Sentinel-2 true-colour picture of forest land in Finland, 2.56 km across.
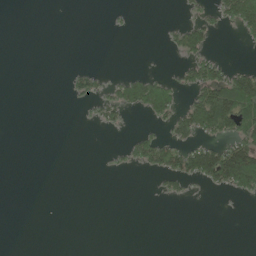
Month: June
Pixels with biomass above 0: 20%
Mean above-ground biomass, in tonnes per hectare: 24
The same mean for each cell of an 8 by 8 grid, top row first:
0 0 0 5 0 2 27 110
0 0 0 0 0 33 46 5
0 0 35 19 53 29 99 87
0 0 4 47 48 64 141 130
0 0 0 4 47 64 52 96
0 0 0 3 7 67 84 147
0 0 0 0 0 1 0 1
0 0 0 0 0 0 0 0
